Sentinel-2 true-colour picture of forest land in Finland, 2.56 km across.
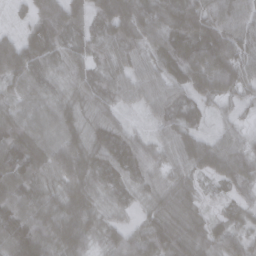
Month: March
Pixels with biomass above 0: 94%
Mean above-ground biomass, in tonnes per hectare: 62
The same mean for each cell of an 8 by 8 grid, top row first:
14 106 63 93 74 85 78 78
105 90 60 56 62 97 114 61
59 52 63 57 54 63 99 71
56 54 49 49 23 60 28 21
100 78 60 83 49 64 53 41
89 61 73 60 49 39 40 66
82 59 71 27 27 57 23 32
93 77 55 43 58 61 54 53
